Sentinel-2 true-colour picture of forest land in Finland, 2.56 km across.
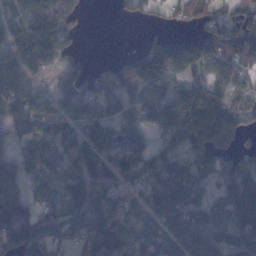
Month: November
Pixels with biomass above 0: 80%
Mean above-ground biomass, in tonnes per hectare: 78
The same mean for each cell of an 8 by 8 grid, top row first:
56 120 30 4 25 29 57 53
77 91 22 0 71 125 134 88
64 27 56 78 146 95 72 35
55 35 88 76 109 145 167 51
28 51 95 82 54 62 113 33
74 40 90 78 82 89 68 130
111 57 115 83 86 139 60 114
112 96 47 93 61 140 147 73
